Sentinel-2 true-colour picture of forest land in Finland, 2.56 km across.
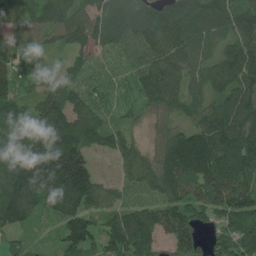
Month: July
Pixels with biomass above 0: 93%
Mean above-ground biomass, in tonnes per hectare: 118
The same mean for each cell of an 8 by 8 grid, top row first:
97 118 108 102 84 140 153 123
102 59 82 98 139 144 85 139
88 51 87 89 138 106 104 136
85 137 123 92 65 75 115 158
137 144 161 100 52 143 164 168
166 215 221 33 125 175 158 136
169 89 143 86 106 141 129 135
48 15 141 122 127 130 70 161
